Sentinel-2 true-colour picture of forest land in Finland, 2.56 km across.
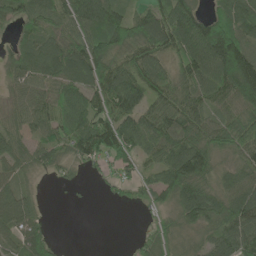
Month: June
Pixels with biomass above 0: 82%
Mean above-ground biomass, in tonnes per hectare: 77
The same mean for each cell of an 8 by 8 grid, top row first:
64 79 103 103 73 114 68 111
54 92 92 95 92 86 149 139
53 77 98 107 97 67 107 163
52 83 95 108 91 94 73 83
58 64 86 129 95 96 82 85
57 17 17 33 43 129 76 96
120 8 6 7 24 71 108 117
73 58 0 0 35 37 53 101
